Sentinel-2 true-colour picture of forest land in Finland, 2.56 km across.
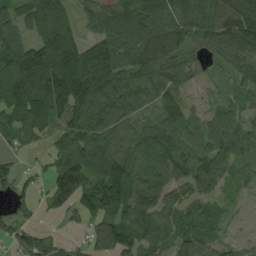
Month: August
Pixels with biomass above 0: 85%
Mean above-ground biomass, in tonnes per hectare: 91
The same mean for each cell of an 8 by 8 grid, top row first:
83 143 43 92 112 97 95 152
113 133 91 134 124 90 69 139
159 155 160 109 68 62 19 60
133 134 127 116 59 107 48 58
42 39 121 110 89 88 93 81
60 67 161 174 81 70 104 47
47 38 92 96 100 88 42 16
63 53 23 129 114 88 61 37
